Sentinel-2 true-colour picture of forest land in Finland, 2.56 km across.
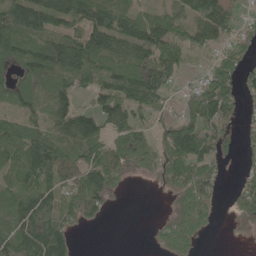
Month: June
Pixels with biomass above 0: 72%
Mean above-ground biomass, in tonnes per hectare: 68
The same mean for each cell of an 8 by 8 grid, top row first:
105 101 96 100 59 68 108 39
96 85 104 94 107 84 48 55
41 50 74 95 107 37 66 63
48 49 74 95 55 32 100 34
123 108 83 87 65 116 63 27
114 129 78 84 18 78 66 22
97 82 69 15 0 41 60 38
101 134 8 0 1 79 7 4
